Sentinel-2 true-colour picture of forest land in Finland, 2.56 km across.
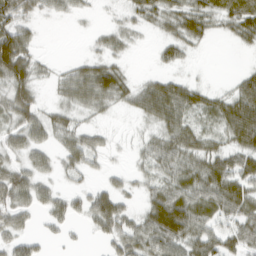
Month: March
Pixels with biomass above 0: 69%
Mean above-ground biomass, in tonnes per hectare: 34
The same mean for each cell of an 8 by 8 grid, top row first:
58 14 9 6 28 40 43 55
90 1 1 23 3 30 6 11
66 13 57 63 17 28 4 25
52 22 27 15 38 59 44 65
29 26 39 9 21 48 34 47
42 20 18 12 21 44 58 55
43 30 23 60 33 87 53 49
29 12 4 32 54 63 47 43
